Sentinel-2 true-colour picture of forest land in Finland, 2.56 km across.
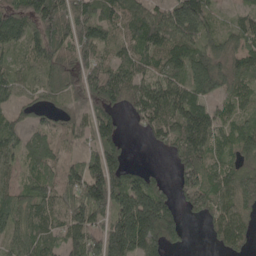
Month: May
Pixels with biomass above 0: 84%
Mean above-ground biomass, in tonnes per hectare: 90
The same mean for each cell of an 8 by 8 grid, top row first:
95 203 139 85 94 132 82 39
59 159 111 64 86 90 73 75
59 47 74 104 73 70 113 71
48 47 50 76 94 101 78 63
64 88 39 91 11 76 103 97
47 87 95 138 64 51 112 135
88 89 151 108 237 86 114 113
73 66 91 163 162 66 23 82
